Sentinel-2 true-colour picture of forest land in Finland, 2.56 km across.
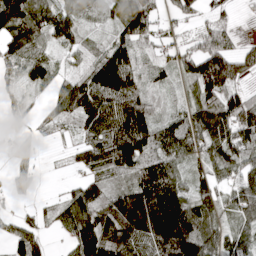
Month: April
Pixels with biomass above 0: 82%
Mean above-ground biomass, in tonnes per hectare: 97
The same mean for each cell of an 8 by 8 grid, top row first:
156 105 50 55 133 62 37 7
102 61 37 92 44 55 123 65
51 72 83 195 57 41 192 82
37 42 117 154 129 43 156 154
26 9 55 154 140 106 107 104
33 2 35 86 151 91 73 73
12 28 142 143 327 201 125 112
75 30 129 149 188 290 142 93
